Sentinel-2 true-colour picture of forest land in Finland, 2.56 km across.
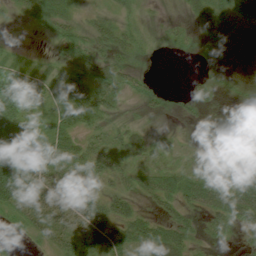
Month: July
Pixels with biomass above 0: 70%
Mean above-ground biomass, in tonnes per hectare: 30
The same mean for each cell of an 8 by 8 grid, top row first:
15 57 21 19 8 4 49 31
6 11 29 33 11 7 18 3
75 36 39 36 11 0 11 10
51 24 54 23 12 7 7 8
89 40 42 36 26 9 18 7
114 45 57 35 25 38 35 34
45 47 48 45 12 26 39 57
4 25 43 50 45 45 13 10
